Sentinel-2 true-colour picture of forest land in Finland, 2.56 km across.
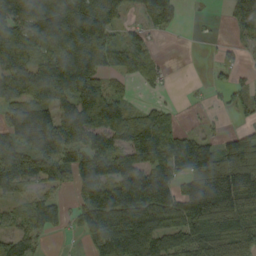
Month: September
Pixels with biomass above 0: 75%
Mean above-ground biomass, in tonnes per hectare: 93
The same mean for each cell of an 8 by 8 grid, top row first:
157 186 200 113 69 51 6 83
153 94 136 99 71 1 2 34
96 152 151 57 50 5 14 24
111 109 150 116 47 19 11 38
109 122 94 94 148 108 62 85
126 84 92 100 103 84 143 136
39 85 58 154 159 116 151 150
68 23 27 172 166 100 109 107
